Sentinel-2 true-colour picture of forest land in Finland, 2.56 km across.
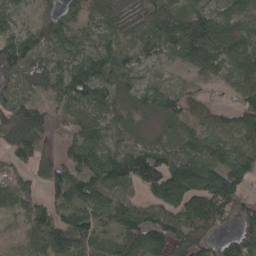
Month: April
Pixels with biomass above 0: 88%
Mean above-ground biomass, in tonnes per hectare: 100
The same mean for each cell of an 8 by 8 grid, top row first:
66 63 77 54 56 95 115 117
154 92 87 93 78 112 173 131
77 116 173 115 61 38 61 97
122 69 87 91 71 109 62 79
117 30 88 86 58 94 122 90
95 89 85 120 151 180 166 125
84 86 106 138 107 110 143 99
33 152 105 76 187 128 64 125
